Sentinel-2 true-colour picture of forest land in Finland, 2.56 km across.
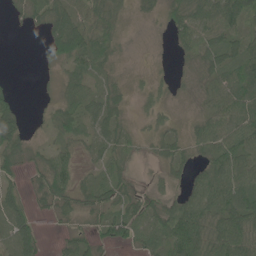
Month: June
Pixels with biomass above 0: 75%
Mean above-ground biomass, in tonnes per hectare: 41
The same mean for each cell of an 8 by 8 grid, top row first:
12 59 56 38 16 48 68 63
0 31 85 32 5 22 57 50
5 4 41 25 12 14 45 76
36 16 52 49 17 9 37 72
42 19 27 43 13 36 51 80
30 59 25 42 6 24 69 79
53 22 39 40 43 54 81 86
63 6 34 37 38 73 69 71
